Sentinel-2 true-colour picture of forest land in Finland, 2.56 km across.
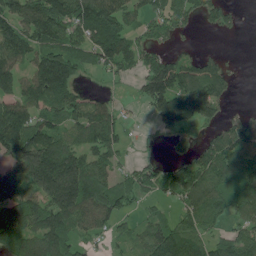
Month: June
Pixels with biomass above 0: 73%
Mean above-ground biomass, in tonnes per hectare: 107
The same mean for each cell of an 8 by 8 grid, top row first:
127 187 156 154 81 104 63 27
132 121 99 148 93 47 9 3
108 197 55 46 120 168 136 10
141 102 98 87 28 195 109 34
174 146 97 112 9 48 82 140
140 238 191 84 83 111 136 113
138 155 164 114 37 62 117 105
152 138 69 54 82 167 98 110
